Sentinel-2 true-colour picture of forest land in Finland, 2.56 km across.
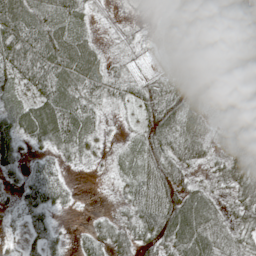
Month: May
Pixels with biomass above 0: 89%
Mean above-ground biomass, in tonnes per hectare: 50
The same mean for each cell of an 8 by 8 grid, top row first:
80 50 41 19 7 55 95 75
126 75 47 18 25 78 78 76
61 83 50 38 37 74 76 79
45 73 58 12 44 85 39 49
34 37 44 10 53 71 40 53
19 56 4 13 63 60 20 71
28 56 4 10 72 91 61 49
13 39 24 53 53 75 65 38
